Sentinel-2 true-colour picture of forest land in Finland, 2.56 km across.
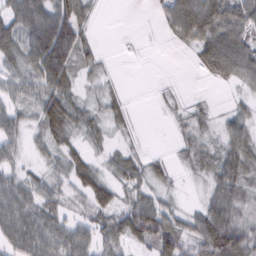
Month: February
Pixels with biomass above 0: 75%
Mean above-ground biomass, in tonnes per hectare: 43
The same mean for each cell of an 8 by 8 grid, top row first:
63 81 63 0 0 66 89 73
60 116 54 1 3 11 73 73
42 75 30 13 0 4 14 39
35 74 42 37 1 17 18 25
31 36 31 20 8 18 32 52
37 37 58 38 42 15 40 62
56 45 23 60 65 27 54 45
53 62 53 46 55 76 86 89
